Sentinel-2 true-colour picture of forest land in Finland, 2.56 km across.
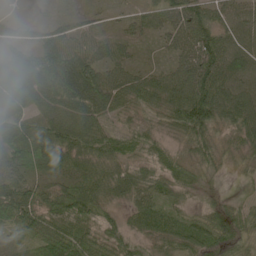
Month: May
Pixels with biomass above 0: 90%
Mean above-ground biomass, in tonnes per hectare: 57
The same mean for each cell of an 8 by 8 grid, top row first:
11 9 17 11 34 63 63 48
50 77 57 34 10 42 92 41
78 111 115 56 50 68 93 47
53 60 88 60 47 82 103 77
66 78 84 76 51 31 62 43
56 41 65 79 67 41 33 14
79 70 80 40 78 60 35 34
20 59 68 56 41 61 75 53
